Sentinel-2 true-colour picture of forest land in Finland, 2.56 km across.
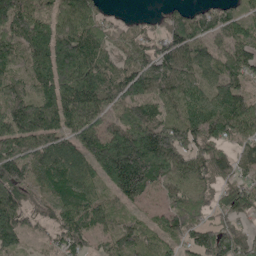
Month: May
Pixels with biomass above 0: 90%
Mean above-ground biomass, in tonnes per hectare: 116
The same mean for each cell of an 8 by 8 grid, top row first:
161 116 157 28 20 77 84 76
129 176 173 75 93 131 84 108
92 139 185 115 163 132 84 91
147 147 167 86 108 131 156 154
159 129 125 184 201 130 112 81
156 148 113 147 182 122 114 74
138 95 132 80 38 101 71 116
110 51 89 89 81 76 118 96
